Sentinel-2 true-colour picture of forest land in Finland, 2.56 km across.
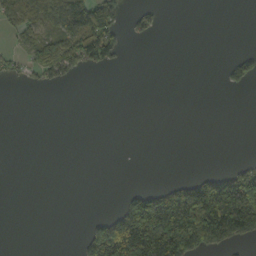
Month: September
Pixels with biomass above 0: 25%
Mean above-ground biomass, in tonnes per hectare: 51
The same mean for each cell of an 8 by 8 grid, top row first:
74 117 96 96 40 0 0 0
20 73 136 90 0 0 0 6
11 44 11 0 0 0 0 49
0 0 0 0 0 0 0 0
0 0 0 0 0 0 0 0
0 0 0 0 0 13 57 109
0 0 0 11 208 280 288 289
0 0 25 281 281 302 165 83
